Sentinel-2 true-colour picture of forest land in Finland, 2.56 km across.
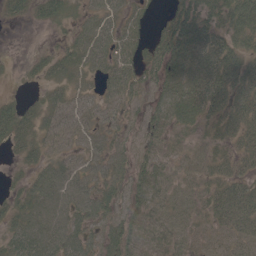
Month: May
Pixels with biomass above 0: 83%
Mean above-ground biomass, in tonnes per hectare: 37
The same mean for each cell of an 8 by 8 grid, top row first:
23 43 22 39 23 50 42 63
0 12 43 51 39 74 48 36
6 31 28 46 42 51 58 50
38 41 31 25 35 55 48 45
35 32 26 38 32 20 24 38
11 50 44 45 38 20 27 31
33 50 52 41 36 22 28 42
41 55 53 46 34 28 19 29
